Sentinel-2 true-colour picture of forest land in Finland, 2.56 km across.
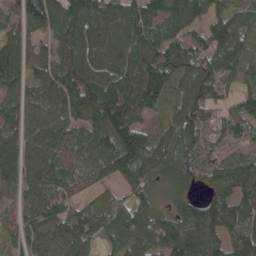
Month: April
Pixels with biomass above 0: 85%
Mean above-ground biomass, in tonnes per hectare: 94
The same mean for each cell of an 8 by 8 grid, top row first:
44 133 107 76 89 147 91 34
31 28 153 92 121 108 99 41
69 85 161 138 158 102 141 65
88 82 90 150 88 86 82 73
117 93 70 118 134 145 60 74
83 97 73 82 116 98 47 121
56 94 59 63 80 70 111 91
50 100 103 60 99 162 141 102
